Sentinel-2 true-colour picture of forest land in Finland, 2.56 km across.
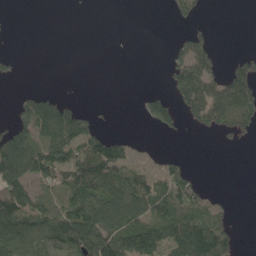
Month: May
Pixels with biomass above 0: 45%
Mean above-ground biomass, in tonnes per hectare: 59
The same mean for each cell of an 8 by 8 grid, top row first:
0 0 1 0 0 31 5 0
1 0 0 0 0 31 63 3
16 0 0 0 0 75 111 103
39 143 67 2 32 69 110 129
139 117 126 79 10 0 0 19
121 96 127 101 58 69 2 0
135 91 119 113 100 100 67 0
110 102 159 128 124 123 164 33
